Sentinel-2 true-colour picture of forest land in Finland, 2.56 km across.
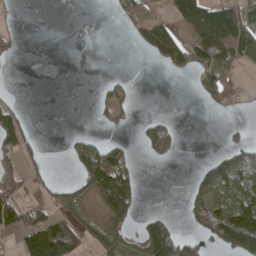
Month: April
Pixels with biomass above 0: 36%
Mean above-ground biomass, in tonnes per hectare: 48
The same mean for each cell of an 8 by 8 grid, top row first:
13 0 0 12 48 67 116 89
17 0 0 0 46 96 131 93
0 0 0 19 0 4 48 17
49 0 0 41 4 3 10 7
74 2 25 33 55 49 0 35
38 22 36 146 10 0 75 93
79 66 34 140 14 1 107 135
40 223 84 46 91 122 66 182
